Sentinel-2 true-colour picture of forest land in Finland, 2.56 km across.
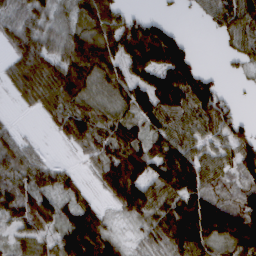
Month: March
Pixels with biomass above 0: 80%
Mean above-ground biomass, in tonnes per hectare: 80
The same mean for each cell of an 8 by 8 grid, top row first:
63 55 77 106 44 8 37 95
68 71 113 104 147 136 0 45
71 111 127 77 81 140 67 8
9 54 87 55 86 90 111 26
63 6 56 97 79 91 63 86
78 58 26 103 107 134 79 60
98 85 84 29 106 113 178 127
39 47 152 66 35 125 111 166
